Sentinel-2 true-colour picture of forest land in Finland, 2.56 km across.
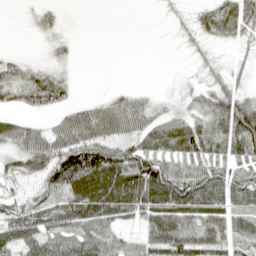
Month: April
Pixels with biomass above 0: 71%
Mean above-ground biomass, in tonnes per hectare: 48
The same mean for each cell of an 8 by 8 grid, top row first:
1 17 0 0 0 13 45 62
2 12 3 0 0 6 18 18
51 51 4 0 0 5 24 21
29 33 33 49 43 24 51 91
51 59 87 64 57 70 56 68
33 75 127 100 103 78 69 61
57 79 102 89 77 94 77 65
82 85 81 55 47 91 90 60
